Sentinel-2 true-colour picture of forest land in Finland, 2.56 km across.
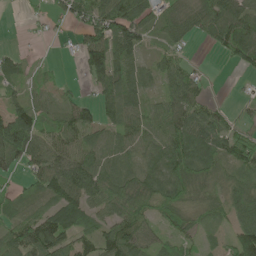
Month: June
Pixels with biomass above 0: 79%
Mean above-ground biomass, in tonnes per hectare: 59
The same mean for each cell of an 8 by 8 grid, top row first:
1 20 70 116 64 53 85 98
10 2 58 110 48 39 18 98
45 16 15 90 40 62 12 4
67 48 67 57 52 74 54 16
118 69 61 52 52 95 91 88
31 101 114 66 62 86 55 49
26 50 93 66 66 72 43 58
75 113 58 74 57 48 20 85
